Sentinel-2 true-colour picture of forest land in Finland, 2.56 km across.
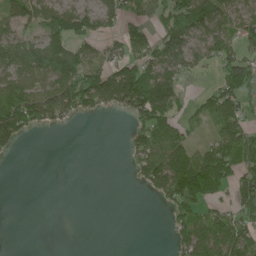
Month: June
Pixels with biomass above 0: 54%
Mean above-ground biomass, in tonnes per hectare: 71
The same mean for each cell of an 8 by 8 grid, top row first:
68 62 83 82 61 134 155 66
93 123 74 42 83 111 78 67
101 121 149 146 162 89 13 112
174 137 75 39 135 71 67 108
43 0 0 0 94 111 55 141
0 0 0 0 72 160 199 97
0 0 0 0 0 76 54 95
0 0 0 0 0 56 125 116
